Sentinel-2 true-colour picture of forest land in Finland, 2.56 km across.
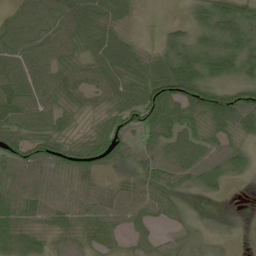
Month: June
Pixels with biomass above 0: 85%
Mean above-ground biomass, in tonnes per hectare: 57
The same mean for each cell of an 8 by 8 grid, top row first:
46 64 80 57 2 2 77 81
71 66 49 78 22 79 83 87
72 65 53 69 85 128 72 55
79 67 40 56 86 67 95 105
70 80 51 77 45 70 52 38
59 52 57 23 54 59 62 28
69 61 57 63 54 35 10 0
58 29 48 38 32 35 32 2
